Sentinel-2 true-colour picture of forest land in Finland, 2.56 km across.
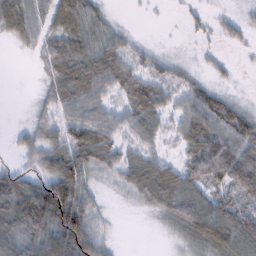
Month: February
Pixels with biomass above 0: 76%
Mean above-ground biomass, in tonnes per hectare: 54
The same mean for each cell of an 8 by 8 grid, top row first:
72 61 91 15 2 3 14 17
12 56 76 59 18 2 8 13
5 40 99 61 58 40 22 3
7 33 61 39 75 38 87 51
27 62 93 51 42 28 102 91
59 90 96 22 84 71 82 103
101 156 132 5 21 73 80 55
63 87 140 19 0 16 77 90
